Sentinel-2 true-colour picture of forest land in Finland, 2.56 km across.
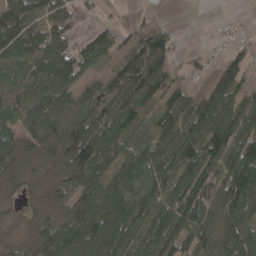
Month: April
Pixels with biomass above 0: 82%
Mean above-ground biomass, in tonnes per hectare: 84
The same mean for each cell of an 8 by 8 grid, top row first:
161 92 36 13 13 0 2 4
102 119 67 62 105 33 11 35
63 112 70 76 147 42 40 76
69 110 78 102 61 130 124 106
86 78 142 99 77 123 116 110
38 29 97 92 115 114 113 150
21 37 106 135 99 114 106 125
26 117 134 138 94 101 83 113
